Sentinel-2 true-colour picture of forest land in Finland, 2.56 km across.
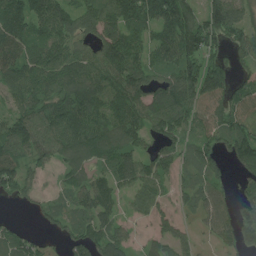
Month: July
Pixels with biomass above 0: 83%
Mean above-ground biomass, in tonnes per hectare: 93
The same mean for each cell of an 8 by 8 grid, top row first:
125 129 100 100 120 158 126 106
111 121 82 140 91 159 117 97
96 123 129 111 102 128 190 70
95 119 131 114 110 115 80 94
111 117 119 112 69 77 69 112
112 26 69 86 117 58 74 45
10 46 75 71 76 47 64 71
71 26 83 91 28 68 20 68
